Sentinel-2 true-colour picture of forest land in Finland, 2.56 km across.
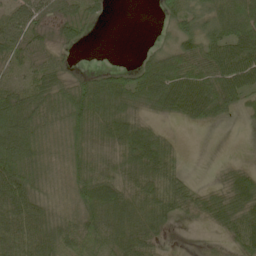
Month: May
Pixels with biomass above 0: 78%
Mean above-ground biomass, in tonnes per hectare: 56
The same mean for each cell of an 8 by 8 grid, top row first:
51 40 42 6 0 45 53 116
52 34 15 0 9 49 74 92
27 54 36 52 79 94 80 85
92 74 92 67 32 50 59 22
100 52 59 60 98 17 0 0
111 45 59 60 83 51 2 38
101 49 68 102 82 55 45 61
117 95 84 83 69 1 3 59
